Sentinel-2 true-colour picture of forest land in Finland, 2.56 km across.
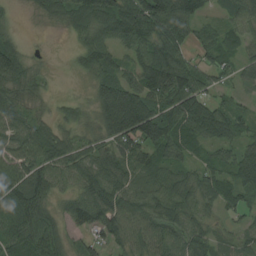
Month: August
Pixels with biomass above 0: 88%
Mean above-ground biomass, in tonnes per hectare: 71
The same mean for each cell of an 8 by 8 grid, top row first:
13 42 86 121 136 118 33 61
59 4 47 70 88 90 64 50
73 20 14 89 99 121 64 36
71 22 32 173 145 97 98 35
67 102 51 73 108 83 57 51
90 84 75 72 47 63 56 70
107 52 87 114 83 82 39 50
81 94 32 56 72 67 61 35
